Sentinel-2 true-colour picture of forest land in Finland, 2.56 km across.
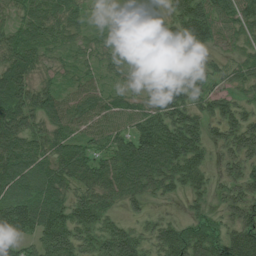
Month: July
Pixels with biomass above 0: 90%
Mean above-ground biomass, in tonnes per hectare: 80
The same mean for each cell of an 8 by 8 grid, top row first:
37 74 40 29 151 107 120 82
82 50 31 24 107 119 57 37
102 28 39 25 53 98 62 45
101 91 73 71 74 109 61 67
98 80 71 76 125 144 69 107
102 98 80 92 121 93 49 81
143 137 104 47 35 10 38 92
129 124 93 106 61 99 85 114
